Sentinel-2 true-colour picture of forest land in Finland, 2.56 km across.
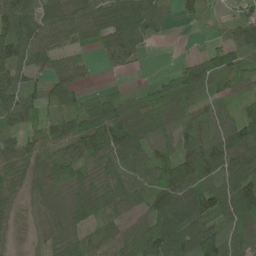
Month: June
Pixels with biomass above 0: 86%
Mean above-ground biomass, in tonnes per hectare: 71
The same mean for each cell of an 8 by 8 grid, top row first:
106 90 87 107 126 25 23 46
125 91 43 84 28 2 26 78
71 55 45 6 11 58 78 60
98 41 70 98 93 70 54 42
56 67 97 122 82 64 104 117
58 77 60 67 69 105 79 98
28 61 74 59 53 111 107 99
8 54 66 51 108 118 130 84
